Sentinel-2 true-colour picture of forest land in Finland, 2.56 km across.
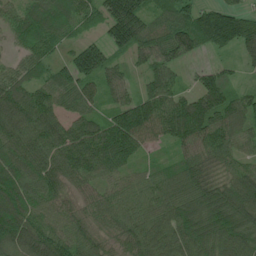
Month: June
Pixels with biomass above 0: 95%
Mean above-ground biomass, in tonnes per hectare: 101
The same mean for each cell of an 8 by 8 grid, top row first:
89 113 94 126 102 107 109 93
54 84 86 90 98 121 75 96
91 86 120 72 64 58 75 34
127 106 77 89 133 129 147 105
120 113 142 156 75 77 107 80
154 118 105 76 56 88 93 107
154 90 58 87 84 107 152 148
123 126 92 65 101 105 130 116
